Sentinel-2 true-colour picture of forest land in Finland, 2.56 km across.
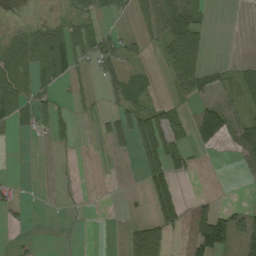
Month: August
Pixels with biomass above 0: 40%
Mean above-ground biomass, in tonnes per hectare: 31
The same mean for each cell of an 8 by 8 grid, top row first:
2 7 31 20 45 106 11 0
59 116 57 44 20 100 25 0
69 50 21 31 24 58 45 39
57 39 14 25 55 27 56 26
2 10 4 27 59 42 32 45
1 2 3 0 39 37 0 5
15 1 3 0 7 54 32 19
7 0 1 0 82 7 107 48
